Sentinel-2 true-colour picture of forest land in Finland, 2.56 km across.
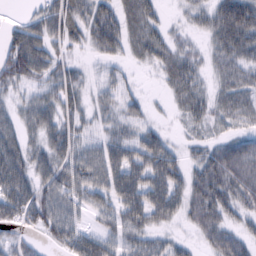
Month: February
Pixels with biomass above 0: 79%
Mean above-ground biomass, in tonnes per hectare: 48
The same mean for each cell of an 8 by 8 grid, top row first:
12 68 47 61 57 8 42 89
79 57 22 54 53 38 28 66
65 48 34 27 5 53 25 47
34 54 39 41 27 18 41 47
56 60 53 60 67 16 30 39
68 63 68 74 71 56 67 65
66 71 39 58 83 50 67 46
34 31 62 46 44 21 34 46
